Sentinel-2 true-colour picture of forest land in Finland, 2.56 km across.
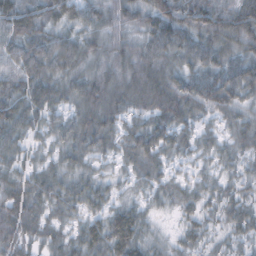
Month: October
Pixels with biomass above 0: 93%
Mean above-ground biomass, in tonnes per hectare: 48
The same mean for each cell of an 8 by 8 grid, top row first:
60 46 53 45 54 87 90 79
39 45 44 45 54 65 73 58
43 51 46 51 70 61 77 78
55 46 42 51 46 71 46 47
43 34 50 35 62 44 33 46
42 50 44 26 40 23 29 36
60 43 41 39 31 27 30 44
52 39 46 66 44 24 27 34
